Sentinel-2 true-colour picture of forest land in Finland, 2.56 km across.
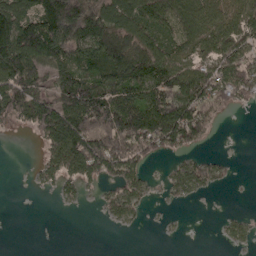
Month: April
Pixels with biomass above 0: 62%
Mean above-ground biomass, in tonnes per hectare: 83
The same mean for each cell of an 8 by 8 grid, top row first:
115 172 206 105 116 105 100 96
163 185 153 213 126 75 86 97
133 91 129 152 167 136 131 123
80 127 197 161 145 156 90 10
0 82 149 170 115 96 24 0
0 42 97 95 54 54 68 2
0 0 9 42 26 8 0 2
0 0 0 0 0 1 0 26
